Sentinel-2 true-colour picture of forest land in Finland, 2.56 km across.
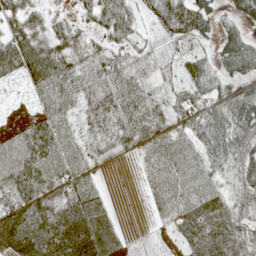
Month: May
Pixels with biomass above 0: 84%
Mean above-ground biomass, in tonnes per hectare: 50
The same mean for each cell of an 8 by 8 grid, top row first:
51 31 23 55 21 74 50 34
88 64 44 35 26 29 17 63
26 80 45 63 41 30 53 36
2 53 35 64 60 41 54 59
53 78 43 47 44 53 57 50
76 72 60 2 24 62 49 45
81 74 81 22 7 61 73 42
84 91 97 58 15 27 81 65
